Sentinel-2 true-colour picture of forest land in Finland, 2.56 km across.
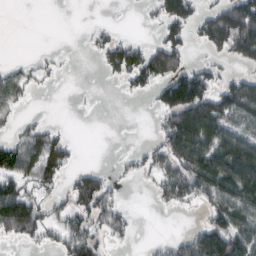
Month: March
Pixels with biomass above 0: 50%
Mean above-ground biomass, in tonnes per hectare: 60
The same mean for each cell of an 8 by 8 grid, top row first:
0 0 0 1 9 97 56 141
0 4 2 70 56 81 48 102
60 10 0 18 72 112 82 62
37 4 2 0 1 126 133 128
73 87 9 0 13 112 124 133
93 68 53 23 29 99 141 170
156 43 78 62 0 31 61 127
40 37 98 33 3 30 139 134
